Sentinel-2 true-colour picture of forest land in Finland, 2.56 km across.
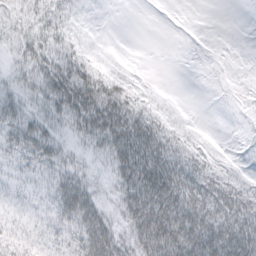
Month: March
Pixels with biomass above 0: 76%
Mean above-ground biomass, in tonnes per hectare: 30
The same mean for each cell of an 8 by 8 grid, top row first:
23 30 9 0 0 0 0 0
21 37 19 1 0 2 4 2
20 48 54 31 4 0 6 7
36 33 58 60 30 7 0 8
41 41 17 45 68 32 13 6
25 30 29 22 71 61 42 19
23 28 63 19 61 66 63 64
31 29 44 51 58 71 66 79
